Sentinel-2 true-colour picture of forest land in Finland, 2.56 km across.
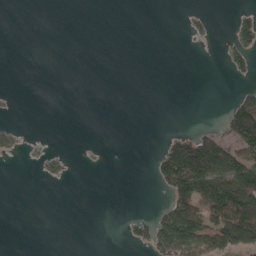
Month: April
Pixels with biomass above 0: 19%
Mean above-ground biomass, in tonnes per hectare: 30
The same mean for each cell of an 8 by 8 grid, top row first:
0 0 0 0 0 0 10 20
0 0 0 0 0 0 1 37
0 0 0 0 0 0 0 9
1 0 0 0 0 0 0 135
13 2 1 0 0 106 155 121
0 13 0 0 0 157 164 142
0 0 0 0 1 120 130 184
0 0 0 0 35 128 104 133
